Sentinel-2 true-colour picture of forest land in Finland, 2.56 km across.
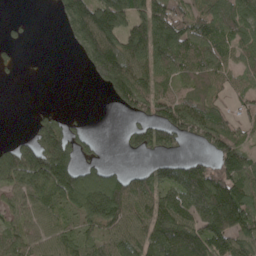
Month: May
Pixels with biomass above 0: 70%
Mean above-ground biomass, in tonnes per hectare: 88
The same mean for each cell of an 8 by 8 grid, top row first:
6 2 144 152 114 99 75 99
22 0 66 133 141 126 95 62
6 1 1 171 102 70 79 39
0 19 3 9 77 112 76 43
54 143 51 1 83 57 73 72
146 207 127 90 75 102 148 130
67 89 124 187 99 129 173 183
71 83 92 90 109 175 151 111
